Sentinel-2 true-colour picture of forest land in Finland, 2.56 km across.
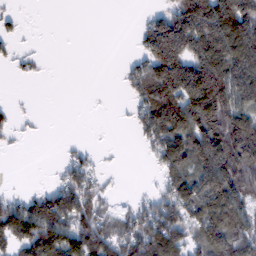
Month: February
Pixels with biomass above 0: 58%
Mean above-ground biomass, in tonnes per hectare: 84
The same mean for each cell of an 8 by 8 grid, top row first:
22 0 0 0 19 131 191 197
20 1 0 0 63 188 188 192
9 4 0 1 97 172 214 152
20 1 0 1 78 154 214 136
12 0 12 2 38 128 163 191
0 6 91 8 2 95 133 172
95 142 126 42 62 113 116 112
133 168 129 108 144 131 123 125
